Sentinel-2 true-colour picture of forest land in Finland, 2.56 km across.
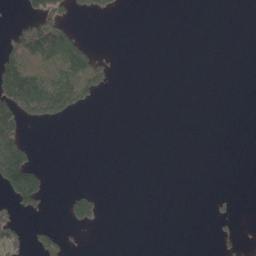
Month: May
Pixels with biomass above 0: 16%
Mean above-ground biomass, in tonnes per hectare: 29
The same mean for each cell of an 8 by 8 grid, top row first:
12 131 18 10 0 0 0 0
94 162 84 2 0 0 0 0
174 95 106 28 0 0 0 0
155 124 35 0 0 0 0 0
123 0 0 0 0 0 0 0
187 33 0 0 0 0 0 0
56 12 52 0 0 0 4 3
56 52 4 0 0 0 0 16
